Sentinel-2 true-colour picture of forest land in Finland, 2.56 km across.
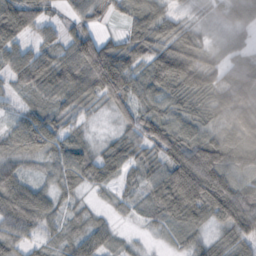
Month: October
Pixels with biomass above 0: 88%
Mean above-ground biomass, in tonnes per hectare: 57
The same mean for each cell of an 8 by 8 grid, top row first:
105 38 37 29 72 32 15 65
55 43 95 67 82 72 32 33
44 78 81 135 65 90 55 80
21 43 30 28 55 50 61 82
47 63 37 36 69 91 85 91
72 27 53 36 41 120 143 68
89 52 19 15 24 73 84 103
47 25 43 26 8 22 28 50
